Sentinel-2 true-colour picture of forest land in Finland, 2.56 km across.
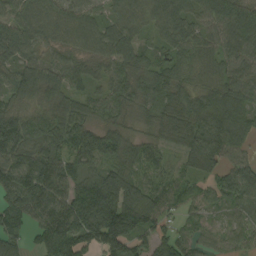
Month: September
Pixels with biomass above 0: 93%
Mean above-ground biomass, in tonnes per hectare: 92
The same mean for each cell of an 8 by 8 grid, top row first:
85 92 86 55 74 102 87 140
125 56 70 88 54 71 71 90
85 102 65 70 87 83 75 78
80 73 69 70 52 97 137 115
157 97 109 88 50 64 161 98
142 144 77 104 56 40 67 107
122 126 166 198 126 44 41 65
66 142 129 183 68 76 36 41
